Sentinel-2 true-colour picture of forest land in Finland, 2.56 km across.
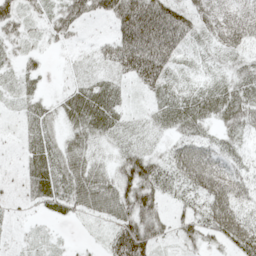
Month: May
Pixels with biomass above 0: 82%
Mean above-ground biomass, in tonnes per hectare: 41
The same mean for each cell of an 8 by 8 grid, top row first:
46 33 47 60 127 84 66 48
25 14 12 48 109 62 26 49
28 10 22 30 56 23 19 38
13 22 60 47 14 45 43 65
7 35 39 19 21 39 41 25
9 56 50 36 91 54 83 40
8 28 35 51 65 21 60 46
7 16 6 41 72 23 28 51
